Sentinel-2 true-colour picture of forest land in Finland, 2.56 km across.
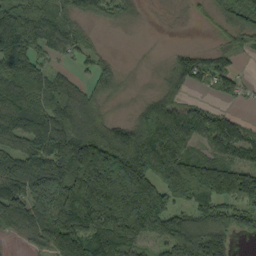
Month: September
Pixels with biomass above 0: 78%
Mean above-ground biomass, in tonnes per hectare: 114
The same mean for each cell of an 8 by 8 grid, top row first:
130 88 81 64 18 11 26 104
116 75 57 7 2 18 32 41
114 85 38 91 6 86 70 47
135 107 124 24 115 118 52 16
91 121 187 207 225 152 83 90
142 181 189 327 235 290 257 175
145 135 236 211 244 105 113 106
18 89 146 166 90 211 189 32
